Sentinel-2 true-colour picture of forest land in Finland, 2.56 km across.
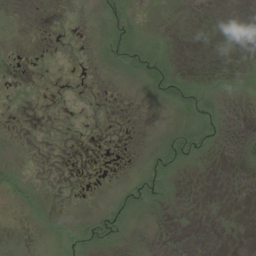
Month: August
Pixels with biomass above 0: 13%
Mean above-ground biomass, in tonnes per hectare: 3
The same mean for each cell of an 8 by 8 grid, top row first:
0 0 0 13 2 0 0 0
0 0 0 15 15 1 0 0
0 0 0 1 13 17 1 0
0 0 0 0 1 9 7 0
0 0 0 0 1 16 8 4
6 0 0 0 9 5 0 0
2 3 0 12 7 0 0 0
1 2 7 10 0 0 0 0
